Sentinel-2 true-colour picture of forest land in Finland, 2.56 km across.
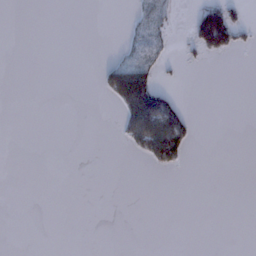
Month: January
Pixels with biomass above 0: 11%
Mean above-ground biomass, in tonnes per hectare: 10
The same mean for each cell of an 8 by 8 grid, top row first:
0 0 0 0 10 8 94 20
0 0 0 3 17 3 71 22
0 0 0 45 61 2 0 0
0 0 0 3 103 53 0 0
0 0 0 1 50 77 0 0
0 0 0 0 0 1 0 0
0 0 0 0 0 0 0 0
0 0 0 0 0 0 0 0
